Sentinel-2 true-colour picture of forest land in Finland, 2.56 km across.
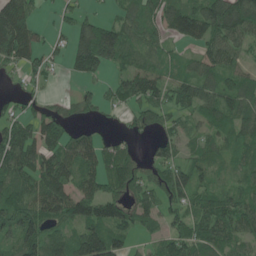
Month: June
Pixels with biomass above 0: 77%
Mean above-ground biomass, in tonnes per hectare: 62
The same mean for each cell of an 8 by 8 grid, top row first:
111 6 31 21 63 103 106 118
115 34 87 118 59 28 72 60
10 20 31 31 73 48 70 64
27 40 29 20 55 45 65 73
89 81 79 37 10 41 54 62
83 97 72 82 46 64 50 48
75 97 92 89 59 36 72 74
70 72 84 80 18 62 79 61
